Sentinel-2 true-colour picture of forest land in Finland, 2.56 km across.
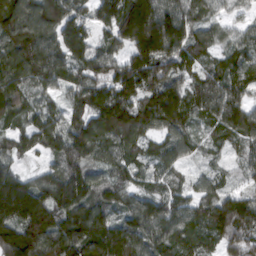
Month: March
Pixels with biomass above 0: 96%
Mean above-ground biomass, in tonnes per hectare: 136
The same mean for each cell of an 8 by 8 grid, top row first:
186 188 107 127 193 136 80 54
165 162 136 94 190 156 90 99
155 135 128 151 201 149 117 109
119 105 124 209 159 183 119 150
92 132 186 123 94 117 62 86
111 125 160 93 68 65 63 45
198 193 171 123 131 122 111 167
200 226 227 202 150 139 111 160
